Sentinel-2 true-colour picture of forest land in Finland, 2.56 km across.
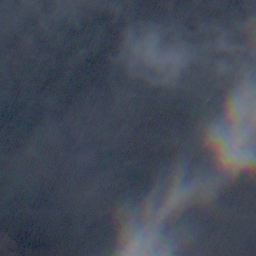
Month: November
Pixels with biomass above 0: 91%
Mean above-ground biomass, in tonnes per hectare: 82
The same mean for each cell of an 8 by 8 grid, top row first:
66 104 83 70 67 85 83 66
11 20 89 61 98 77 75 105
17 87 105 77 93 75 74 75
104 98 103 80 76 67 114 83
108 97 55 80 61 49 108 112
89 114 110 97 83 51 94 99
83 91 92 79 96 89 75 73
54 72 76 105 119 101 69 55
